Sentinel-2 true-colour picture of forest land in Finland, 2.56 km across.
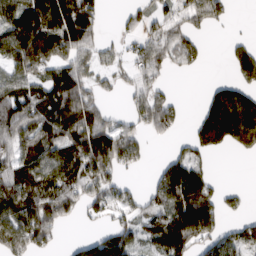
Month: March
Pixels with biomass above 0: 65%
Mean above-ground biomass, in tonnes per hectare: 92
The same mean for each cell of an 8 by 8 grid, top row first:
119 146 162 6 55 65 83 3
189 176 120 43 70 101 19 49
97 98 110 35 71 9 12 65
143 124 158 46 98 58 124 188
94 111 130 153 62 31 125 112
120 126 122 87 12 166 70 0
125 121 63 78 60 148 134 27
122 75 40 106 60 170 97 81
